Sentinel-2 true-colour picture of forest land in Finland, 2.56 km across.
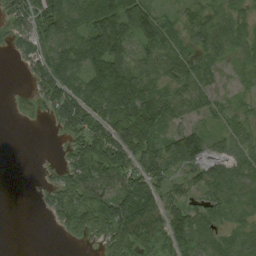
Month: August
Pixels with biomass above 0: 76%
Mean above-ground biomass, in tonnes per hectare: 59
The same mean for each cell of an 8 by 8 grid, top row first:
53 94 82 116 99 29 39 42
26 66 87 117 62 46 51 33
1 94 72 123 67 58 34 21
15 32 107 86 121 70 46 29
0 0 68 119 101 75 59 52
0 8 79 77 91 45 61 65
0 28 88 102 114 60 46 39
0 0 16 69 80 77 49 58
